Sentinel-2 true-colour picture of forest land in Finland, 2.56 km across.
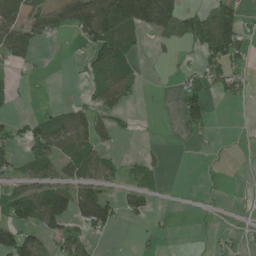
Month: June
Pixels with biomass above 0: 42%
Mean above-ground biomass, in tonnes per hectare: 47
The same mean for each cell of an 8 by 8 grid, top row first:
61 73 125 176 178 106 52 63
95 7 20 131 18 20 81 71
17 3 11 101 16 14 55 39
12 26 47 54 1 21 51 0
36 85 80 23 6 2 9 1
44 57 71 46 36 0 6 1
105 143 127 76 55 1 6 2
112 55 67 5 14 4 7 14
